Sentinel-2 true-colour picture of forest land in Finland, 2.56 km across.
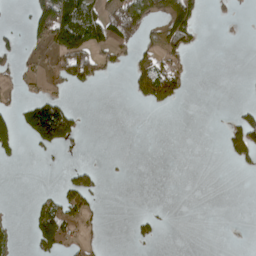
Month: April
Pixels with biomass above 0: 22%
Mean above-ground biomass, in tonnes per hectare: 29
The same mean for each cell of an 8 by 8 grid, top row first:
3 117 162 69 59 92 6 3
24 48 94 60 26 54 0 0
14 22 49 7 74 59 0 1
37 149 21 0 3 3 0 28
56 80 14 0 0 0 0 83
0 0 48 2 0 0 0 6
1 51 58 0 3 1 0 0
9 90 30 0 21 0 0 0
